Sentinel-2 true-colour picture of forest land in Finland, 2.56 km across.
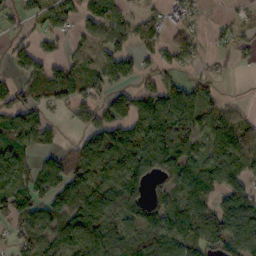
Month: October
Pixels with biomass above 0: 72%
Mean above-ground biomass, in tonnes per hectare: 89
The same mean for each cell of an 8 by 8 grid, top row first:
46 82 80 110 53 43 9 20
53 39 39 88 62 98 28 48
42 81 91 118 42 46 29 0
113 58 88 95 113 167 88 40
116 52 81 156 173 153 96 141
90 95 153 107 130 96 101 106
83 81 140 141 130 90 81 157
65 83 130 83 95 111 132 134
